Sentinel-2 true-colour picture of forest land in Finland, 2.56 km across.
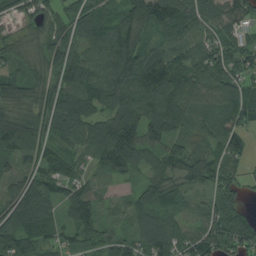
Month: August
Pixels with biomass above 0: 91%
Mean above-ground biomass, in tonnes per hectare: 87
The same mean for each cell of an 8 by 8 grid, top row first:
60 65 94 68 124 158 98 107
57 78 67 104 76 78 92 103
89 76 87 116 99 100 105 86
87 110 93 95 72 97 59 101
129 77 64 153 97 64 52 64
72 80 53 61 50 78 86 71
111 81 95 35 88 49 67 75
142 90 86 74 102 97 119 120
